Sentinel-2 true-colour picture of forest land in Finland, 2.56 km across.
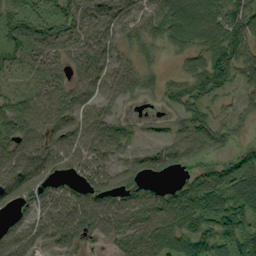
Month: September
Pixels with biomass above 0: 83%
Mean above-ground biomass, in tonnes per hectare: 68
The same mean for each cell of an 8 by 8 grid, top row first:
76 70 79 102 57 106 95 110
72 71 79 86 40 46 80 91
23 49 61 59 38 28 96 47
76 89 64 37 5 38 54 30
74 81 78 90 33 68 87 37
84 65 55 69 56 31 55 88
60 74 86 80 68 84 100 91
88 45 56 43 81 74 84 107
